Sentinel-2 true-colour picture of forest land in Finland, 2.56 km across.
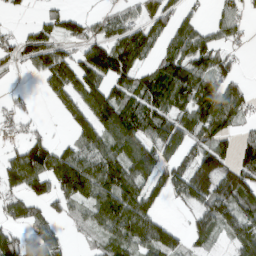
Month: March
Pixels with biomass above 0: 71%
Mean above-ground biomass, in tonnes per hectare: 80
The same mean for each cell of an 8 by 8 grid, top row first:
9 35 38 49 61 69 21 50
60 104 65 121 107 83 100 23
8 88 121 111 83 153 111 35
33 6 81 141 122 118 140 67
34 55 77 95 106 95 84 58
109 134 170 131 88 77 141 115
56 46 46 136 102 15 93 96
80 81 11 75 96 61 44 88
